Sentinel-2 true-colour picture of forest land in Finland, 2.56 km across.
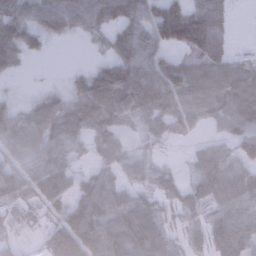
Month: January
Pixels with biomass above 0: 82%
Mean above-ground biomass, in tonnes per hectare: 62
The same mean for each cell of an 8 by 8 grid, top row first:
86 87 72 75 81 132 102 0
71 18 2 54 85 63 105 6
8 3 38 104 93 97 81 97
37 68 79 84 63 64 61 125
63 75 46 65 30 14 27 73
71 86 44 46 52 25 94 85
35 33 68 66 66 44 58 54
19 29 83 95 86 31 51 89
